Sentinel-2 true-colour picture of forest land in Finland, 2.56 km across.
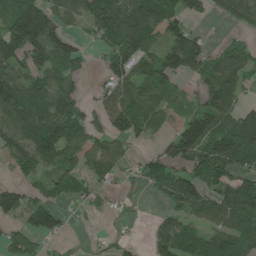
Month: June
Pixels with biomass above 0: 70%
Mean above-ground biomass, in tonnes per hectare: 76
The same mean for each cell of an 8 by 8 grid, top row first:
99 86 85 130 140 80 31 53
119 127 49 75 99 126 61 45
96 77 53 74 75 62 67 65
105 109 57 98 72 38 103 59
87 140 67 59 26 113 131 138
29 47 47 40 61 81 93 87
104 107 20 21 9 51 86 134
85 42 7 24 14 103 80 85
